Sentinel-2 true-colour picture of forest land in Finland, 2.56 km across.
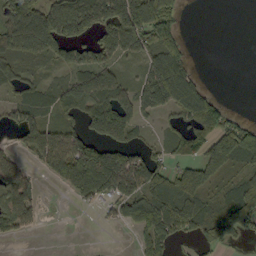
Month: September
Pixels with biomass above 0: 62%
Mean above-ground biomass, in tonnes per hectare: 71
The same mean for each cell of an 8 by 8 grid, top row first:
116 117 141 128 144 63 0 0
70 90 92 107 80 69 0 0
46 25 78 82 74 141 11 0
60 51 91 135 54 68 146 12
31 115 126 102 40 56 110 133
87 27 135 171 116 93 100 47
111 5 17 42 103 120 46 131
20 0 0 0 59 54 45 35
